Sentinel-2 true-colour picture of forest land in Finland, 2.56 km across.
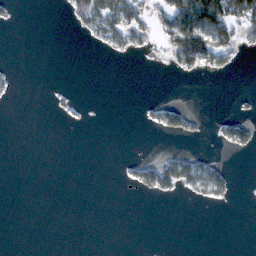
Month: February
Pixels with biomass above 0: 17%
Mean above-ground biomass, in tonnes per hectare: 15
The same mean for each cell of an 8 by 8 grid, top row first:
6 0 44 74 38 89 116 83
0 0 1 27 19 77 107 33
5 0 0 0 0 3 7 0
0 3 2 0 7 35 2 5
0 0 0 0 0 2 3 37
0 0 0 0 39 63 51 1
0 0 0 0 0 0 4 0
0 0 0 0 0 0 0 0
